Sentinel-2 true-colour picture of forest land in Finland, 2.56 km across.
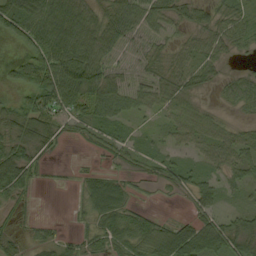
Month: September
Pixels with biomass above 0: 76%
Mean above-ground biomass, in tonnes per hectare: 42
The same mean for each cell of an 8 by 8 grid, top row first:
86 81 67 61 54 39 34 42
21 78 76 46 31 32 45 28
39 90 94 57 36 46 26 36
54 60 46 53 25 43 23 23
58 38 12 37 19 23 43 45
79 6 14 30 18 41 30 35
18 0 18 79 14 2 36 18
23 24 24 50 64 92 80 61
